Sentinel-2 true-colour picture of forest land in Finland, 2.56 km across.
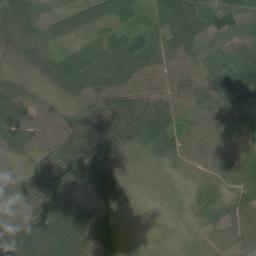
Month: July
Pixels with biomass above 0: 91%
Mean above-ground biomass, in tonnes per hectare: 49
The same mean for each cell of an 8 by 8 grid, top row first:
91 61 80 72 40 90 60 42
23 40 41 63 72 59 22 55
23 28 68 74 51 46 53 98
72 22 19 34 77 51 45 73
45 32 56 44 53 71 54 62
21 47 45 38 3 21 36 73
30 48 65 32 1 8 46 61
73 99 83 52 3 7 38 49
